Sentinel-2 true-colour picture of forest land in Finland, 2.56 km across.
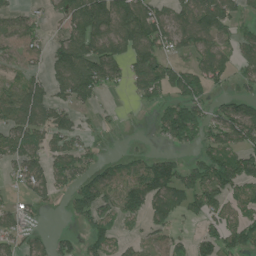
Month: July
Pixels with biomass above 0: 64%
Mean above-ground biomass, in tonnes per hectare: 78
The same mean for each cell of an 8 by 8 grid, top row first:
47 32 156 183 119 85 148 60
61 50 140 127 138 71 86 82
48 77 170 64 118 92 98 50
123 110 44 12 10 113 59 115
86 65 52 23 5 54 66 91
48 87 74 74 111 97 107 125
38 21 79 71 85 76 96 60
54 38 38 55 34 58 72 79
